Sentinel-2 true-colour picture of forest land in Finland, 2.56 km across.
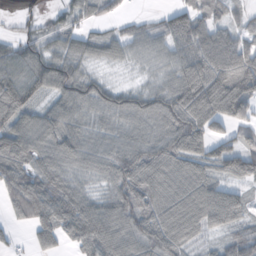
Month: November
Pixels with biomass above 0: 86%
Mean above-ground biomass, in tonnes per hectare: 67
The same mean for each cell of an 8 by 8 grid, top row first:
21 23 48 30 15 77 77 36
53 52 55 50 56 86 117 96
101 90 74 17 21 63 80 128
98 59 61 66 74 98 27 65
114 73 75 63 75 94 65 62
90 81 47 65 82 63 51 70
63 97 80 74 73 62 91 69
12 66 71 89 90 65 21 59
